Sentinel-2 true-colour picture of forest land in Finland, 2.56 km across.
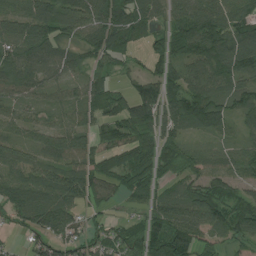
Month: July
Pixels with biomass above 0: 86%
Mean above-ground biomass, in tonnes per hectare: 76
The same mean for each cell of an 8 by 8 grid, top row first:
70 99 90 109 75 73 104 81
78 91 64 106 49 102 115 129
77 53 45 47 72 74 99 80
34 38 55 78 110 90 121 72
56 59 68 63 86 64 35 47
54 81 94 85 84 65 66 46
84 118 62 24 46 94 111 94
13 81 76 65 112 141 52 58
